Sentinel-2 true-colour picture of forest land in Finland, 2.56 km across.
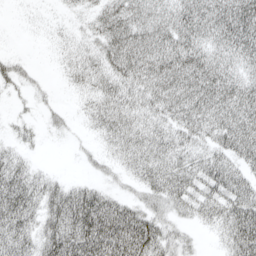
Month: April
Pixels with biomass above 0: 79%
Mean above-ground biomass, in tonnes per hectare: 47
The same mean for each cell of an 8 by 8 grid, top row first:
2 6 16 59 53 55 64 82
1 6 28 59 67 71 52 69
32 5 36 54 58 67 70 54
8 13 16 61 45 52 60 70
19 3 7 32 53 50 43 70
59 23 9 16 42 59 62 51
77 51 89 71 42 36 44 77
63 60 97 99 84 34 6 84
